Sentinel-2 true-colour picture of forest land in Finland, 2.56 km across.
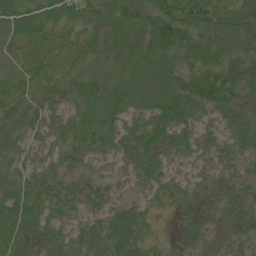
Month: June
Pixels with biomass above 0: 93%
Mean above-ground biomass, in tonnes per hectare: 48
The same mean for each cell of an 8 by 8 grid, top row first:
60 46 53 45 54 87 90 79
39 45 44 45 54 65 73 58
43 51 46 51 70 61 77 78
55 46 42 51 46 71 46 47
43 34 50 35 62 44 33 46
42 50 44 26 40 23 29 36
60 43 41 39 31 27 30 44
52 39 46 66 44 24 27 34
